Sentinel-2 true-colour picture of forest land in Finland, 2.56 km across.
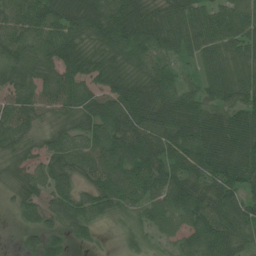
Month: July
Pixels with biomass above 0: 92%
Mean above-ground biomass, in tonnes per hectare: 62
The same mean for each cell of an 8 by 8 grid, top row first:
62 81 100 81 73 66 63 65
72 69 55 59 54 54 61 63
72 47 60 59 52 32 55 60
70 50 61 76 83 69 62 76
55 47 61 84 82 79 88 83
41 60 49 79 88 73 74 83
32 49 62 48 57 73 71 86
9 55 23 3 31 34 68 54
